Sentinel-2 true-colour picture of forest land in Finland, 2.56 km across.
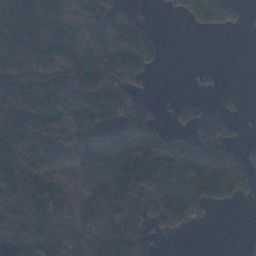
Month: November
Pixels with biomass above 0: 66%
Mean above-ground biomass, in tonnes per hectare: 69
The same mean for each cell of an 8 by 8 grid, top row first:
102 114 79 139 24 29 121 28
88 106 68 98 81 0 0 0
97 81 125 106 48 0 12 0
112 86 107 105 72 39 35 16
69 50 60 101 110 72 104 28
75 43 55 102 95 83 115 91
144 115 66 96 70 108 51 10
55 116 67 101 41 9 0 1
